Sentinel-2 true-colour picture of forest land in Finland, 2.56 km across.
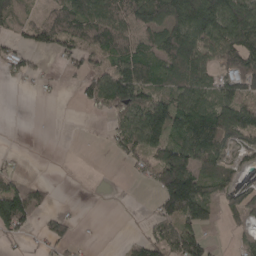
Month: April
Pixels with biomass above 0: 59%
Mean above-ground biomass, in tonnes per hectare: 59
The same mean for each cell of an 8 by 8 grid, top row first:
56 52 98 88 102 132 148 121
35 48 63 86 61 111 79 104
26 12 40 108 92 71 58 90
0 0 5 58 106 106 87 89
0 0 0 29 87 95 101 52
37 0 0 0 29 190 76 35
146 27 2 2 4 138 74 59
29 38 10 0 49 88 37 21
